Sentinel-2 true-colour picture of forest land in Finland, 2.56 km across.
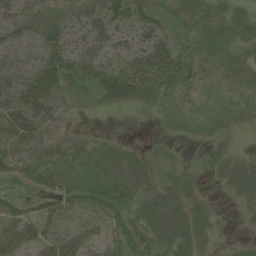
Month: August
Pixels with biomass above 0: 65%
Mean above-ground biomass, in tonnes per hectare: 21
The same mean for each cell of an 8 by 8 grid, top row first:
23 25 24 35 33 16 27 21
22 27 24 32 30 30 19 18
21 31 26 42 35 30 10 14
32 22 4 5 5 14 9 16
17 13 14 9 5 6 13 5
18 31 25 25 18 15 6 23
22 25 21 29 25 22 12 7
41 34 34 31 38 29 11 6
